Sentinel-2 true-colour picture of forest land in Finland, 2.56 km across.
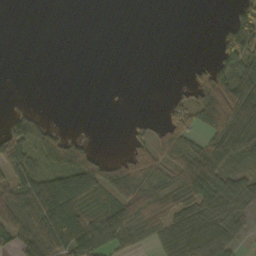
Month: October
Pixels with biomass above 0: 50%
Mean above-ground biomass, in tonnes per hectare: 40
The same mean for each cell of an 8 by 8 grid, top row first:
0 0 0 0 0 0 0 58
0 0 0 0 0 0 1 114
0 0 0 0 0 2 62 105
21 5 0 0 0 48 82 118
81 66 41 0 38 68 63 91
60 34 67 79 84 69 103 46
69 59 53 70 84 56 53 43
58 83 105 77 30 41 39 31
